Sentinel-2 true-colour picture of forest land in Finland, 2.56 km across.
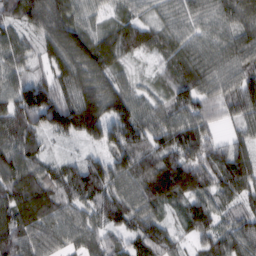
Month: February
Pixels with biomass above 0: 96%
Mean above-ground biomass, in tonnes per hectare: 88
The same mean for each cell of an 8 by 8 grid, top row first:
73 118 72 46 51 62 68 87
75 98 144 86 70 67 75 98
79 77 113 85 25 73 90 95
113 155 157 106 69 83 62 78
119 36 34 105 91 108 92 69
117 83 98 118 89 135 93 126
131 109 70 93 91 45 90 57
117 73 70 68 101 52 75 97
